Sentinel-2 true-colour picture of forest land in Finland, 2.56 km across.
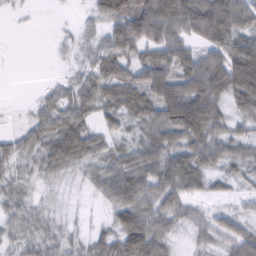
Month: February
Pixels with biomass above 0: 83%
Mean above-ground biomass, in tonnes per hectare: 56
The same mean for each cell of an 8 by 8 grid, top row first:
4 1 9 92 127 129 132 79
0 3 21 76 77 74 67 80
0 6 35 71 78 87 114 121
2 46 54 49 66 125 101 46
33 63 83 34 59 75 88 55
31 30 21 62 79 86 47 32
32 18 6 50 82 64 27 19
29 36 26 78 138 24 39 74
